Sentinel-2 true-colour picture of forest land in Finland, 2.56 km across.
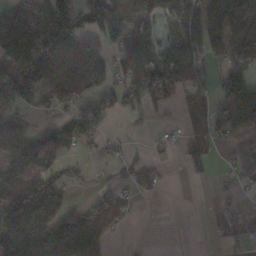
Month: November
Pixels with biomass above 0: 60%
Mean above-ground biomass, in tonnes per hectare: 69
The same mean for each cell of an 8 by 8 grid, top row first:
126 117 84 93 56 60 111 130
189 141 128 42 63 73 81 124
122 117 81 54 86 128 50 117
48 25 73 52 39 23 77 116
104 88 43 14 6 23 63 19
79 97 15 18 45 1 20 16
194 155 49 73 2 0 4 6
140 174 141 19 0 0 5 8
